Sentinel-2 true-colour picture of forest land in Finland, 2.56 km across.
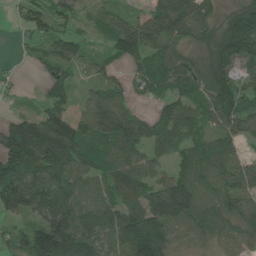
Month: June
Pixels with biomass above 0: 85%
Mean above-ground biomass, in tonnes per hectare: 92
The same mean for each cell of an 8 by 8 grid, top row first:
25 83 43 88 66 138 82 140
10 65 59 66 133 76 100 156
12 59 27 51 92 111 114 71
31 98 51 121 28 97 82 96
174 196 120 95 95 62 63 48
144 135 84 88 75 80 84 114
94 119 92 97 115 168 88 86
55 195 159 110 201 51 57 76
